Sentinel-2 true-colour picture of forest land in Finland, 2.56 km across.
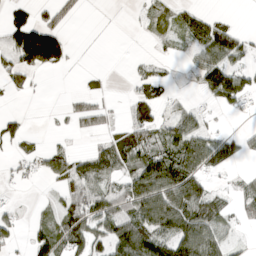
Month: April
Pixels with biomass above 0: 50%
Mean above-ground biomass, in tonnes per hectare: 53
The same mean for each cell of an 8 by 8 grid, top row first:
40 38 14 0 14 34 29 3
112 181 1 0 1 15 95 59
40 4 9 5 49 10 105 86
8 1 42 16 70 32 17 22
29 11 2 73 79 91 97 41
16 57 84 63 124 138 55 14
15 18 87 85 136 138 104 36
26 82 83 105 134 120 118 12
